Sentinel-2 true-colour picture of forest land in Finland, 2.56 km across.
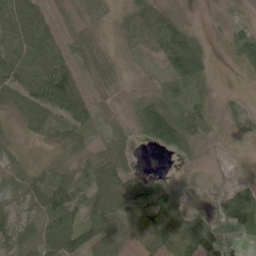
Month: June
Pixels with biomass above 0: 81%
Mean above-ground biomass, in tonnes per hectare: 51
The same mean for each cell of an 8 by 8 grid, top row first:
81 38 17 13 54 29 3 8
54 74 21 8 34 98 23 57
81 134 37 16 5 72 41 3
47 95 130 9 63 100 48 23
17 15 35 37 22 86 16 5
45 45 44 77 28 8 5 5
31 89 77 109 124 96 23 119
53 89 101 66 67 88 91 25
